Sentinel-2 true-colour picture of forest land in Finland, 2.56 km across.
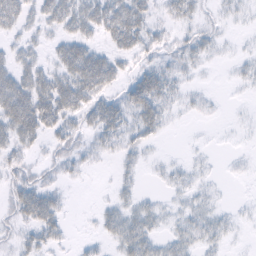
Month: February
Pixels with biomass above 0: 63%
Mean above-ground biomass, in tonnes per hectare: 22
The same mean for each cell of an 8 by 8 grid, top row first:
39 31 44 53 36 25 9 8
17 16 41 27 30 19 19 3
45 37 62 37 42 20 2 8
72 52 36 40 47 10 6 1
33 17 19 21 19 0 2 1
21 13 9 7 6 12 5 3
31 44 1 18 23 9 16 3
13 23 5 18 40 22 20 3
